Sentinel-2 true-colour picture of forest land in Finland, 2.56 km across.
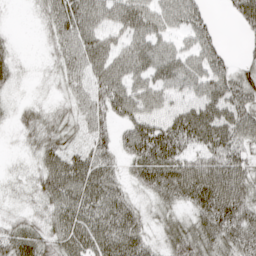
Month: April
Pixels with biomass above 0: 86%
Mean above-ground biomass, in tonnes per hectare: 51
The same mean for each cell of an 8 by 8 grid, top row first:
2 42 75 54 60 54 23 49
11 18 66 51 60 39 47 11
21 13 43 70 50 55 62 61
20 30 39 54 65 64 78 66
10 51 37 45 91 85 69 55
14 59 77 48 58 87 92 66
18 40 67 70 26 39 80 71
65 45 70 78 44 56 60 62
